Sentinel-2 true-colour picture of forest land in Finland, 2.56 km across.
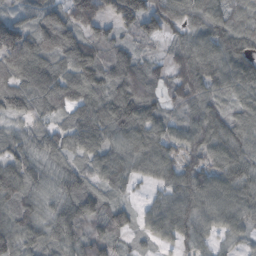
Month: October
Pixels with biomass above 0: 94%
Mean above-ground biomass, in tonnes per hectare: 85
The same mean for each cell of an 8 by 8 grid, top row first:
42 83 113 89 143 85 91 61
137 100 115 82 32 59 101 86
103 120 113 94 103 77 110 88
66 58 88 123 124 45 90 56
67 81 79 89 111 76 95 81
104 76 65 83 55 87 88 93
91 68 97 74 35 103 104 100
103 88 88 66 33 69 58 45
